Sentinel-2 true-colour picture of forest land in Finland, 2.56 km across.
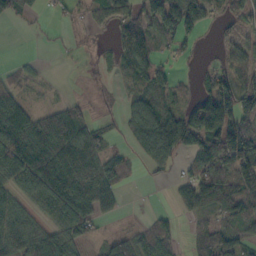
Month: October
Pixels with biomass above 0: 68%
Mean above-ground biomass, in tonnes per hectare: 63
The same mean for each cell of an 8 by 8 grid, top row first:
44 10 20 73 88 129 70 46
0 3 13 34 97 37 5 62
30 10 7 19 75 37 53 88
90 37 26 13 99 67 184 115
120 98 77 24 69 88 126 155
84 119 100 71 9 24 102 109
48 58 93 34 4 26 76 112
80 98 54 56 52 31 91 70
